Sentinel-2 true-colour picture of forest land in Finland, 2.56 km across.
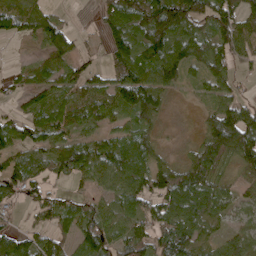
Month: April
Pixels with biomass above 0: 80%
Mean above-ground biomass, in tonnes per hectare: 75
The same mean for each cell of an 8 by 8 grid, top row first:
84 52 2 90 142 161 117 109
3 82 33 80 114 124 91 80
32 67 75 77 110 69 68 34
34 76 87 73 114 3 45 97
82 65 73 78 83 5 98 123
86 54 51 88 99 102 101 43
28 71 82 53 62 102 85 44
84 62 85 81 80 120 51 66
